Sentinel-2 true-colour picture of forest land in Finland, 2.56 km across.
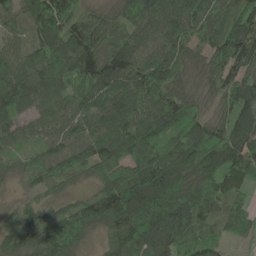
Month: May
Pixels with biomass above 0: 95%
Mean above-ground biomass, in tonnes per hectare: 104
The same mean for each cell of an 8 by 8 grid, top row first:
73 155 89 73 129 112 101 138
70 110 135 108 87 109 87 155
140 131 96 130 141 92 77 132
98 73 84 100 89 122 59 146
60 69 91 115 119 84 123 140
38 68 63 141 165 146 119 114
37 43 77 157 186 173 76 66
70 110 77 92 152 105 77 40
